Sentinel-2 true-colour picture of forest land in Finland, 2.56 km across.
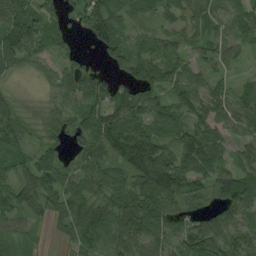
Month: August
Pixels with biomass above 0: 90%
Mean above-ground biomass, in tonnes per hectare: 65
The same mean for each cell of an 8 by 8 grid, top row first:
132 57 49 94 34 46 60 56
131 64 17 92 46 48 58 58
20 30 70 46 93 69 62 30
52 51 48 78 82 71 81 79
57 50 38 86 95 60 92 54
47 72 49 45 76 84 67 80
61 55 73 78 106 58 52 72
43 14 60 70 74 60 132 87
